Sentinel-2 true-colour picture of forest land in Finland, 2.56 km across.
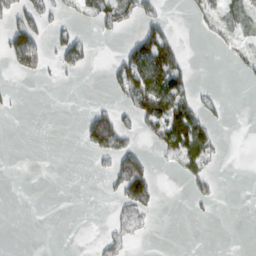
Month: February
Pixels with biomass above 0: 26%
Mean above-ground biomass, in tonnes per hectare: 19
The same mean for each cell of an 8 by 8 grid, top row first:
38 29 22 42 31 1 37 20
59 24 57 1 64 40 4 22
2 4 4 21 76 54 1 7
2 0 4 30 65 86 19 0
0 0 10 56 11 82 39 0
0 0 0 27 57 9 24 0
0 0 0 7 27 0 5 0
0 0 0 20 4 0 0 0
